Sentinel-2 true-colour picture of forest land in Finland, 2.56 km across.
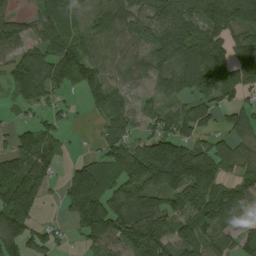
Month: August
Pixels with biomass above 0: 79%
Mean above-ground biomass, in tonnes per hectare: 95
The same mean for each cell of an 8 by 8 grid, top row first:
47 72 33 80 66 100 130 150
81 102 88 73 61 123 129 75
103 140 111 63 41 89 112 111
23 45 10 86 49 62 71 80
61 80 6 91 73 131 69 72
159 88 149 91 124 175 170 73
172 12 181 131 162 95 165 90
127 62 51 122 196 112 125 66
